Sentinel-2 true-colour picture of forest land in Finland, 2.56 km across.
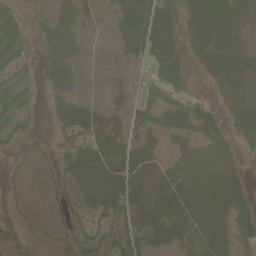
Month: June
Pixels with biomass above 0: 76%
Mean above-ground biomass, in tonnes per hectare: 32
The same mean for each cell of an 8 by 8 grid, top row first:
15 32 35 30 87 47 54 54
29 40 27 15 68 50 59 42
25 33 23 19 17 34 20 37
30 16 48 33 30 39 22 25
15 7 34 65 41 37 26 12
6 10 64 74 54 29 16 9
6 13 34 45 47 28 24 21
13 11 24 28 33 26 31 20
